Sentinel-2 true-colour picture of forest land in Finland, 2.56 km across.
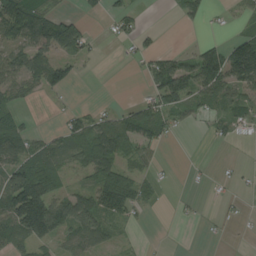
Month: August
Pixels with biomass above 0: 53%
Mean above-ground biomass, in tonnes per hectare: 51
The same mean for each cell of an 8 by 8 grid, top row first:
126 85 35 42 15 19 20 23
62 79 61 2 41 15 64 114
72 82 13 0 31 139 112 96
30 2 41 36 91 64 36 52
85 55 78 94 66 4 9 5
111 96 23 102 30 5 10 14
146 129 100 84 20 5 1 10
59 65 81 35 9 0 2 1
